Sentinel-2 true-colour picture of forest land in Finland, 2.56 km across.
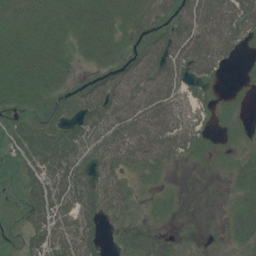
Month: July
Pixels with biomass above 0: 77%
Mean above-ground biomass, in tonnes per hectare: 38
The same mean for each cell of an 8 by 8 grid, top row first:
32 35 41 43 39 51 73 61
37 41 26 35 54 64 69 22
35 38 21 57 69 56 26 2
24 42 46 67 72 41 8 5
33 67 54 63 66 52 20 7
22 64 52 43 23 2 2 29
19 69 54 40 8 8 0 28
14 66 62 11 49 15 1 32
